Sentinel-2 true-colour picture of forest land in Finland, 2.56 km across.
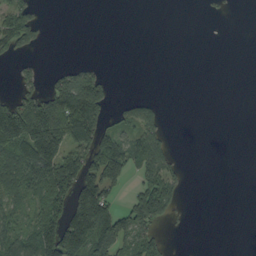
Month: September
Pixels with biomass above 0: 38%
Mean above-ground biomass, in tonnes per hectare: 54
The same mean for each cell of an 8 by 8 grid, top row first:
82 4 0 0 0 0 3 0
55 4 0 0 0 0 0 0
27 32 105 20 0 0 0 0
144 186 198 41 73 0 0 0
125 152 83 97 109 11 0 0
121 147 167 103 75 52 0 0
41 103 148 89 155 45 0 0
78 156 154 162 93 1 0 0
